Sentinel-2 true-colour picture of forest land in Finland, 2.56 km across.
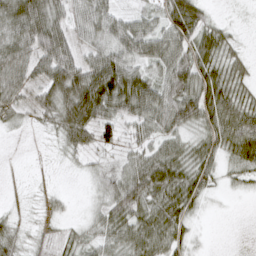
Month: March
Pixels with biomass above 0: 82%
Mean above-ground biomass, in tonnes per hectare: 49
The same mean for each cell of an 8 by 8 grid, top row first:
83 78 58 50 34 78 31 3
65 81 47 67 62 62 68 23
53 62 91 104 71 81 76 51
33 49 100 67 70 85 76 75
1 7 50 36 43 47 53 79
1 3 8 42 81 74 44 33
9 18 5 63 62 74 11 0
41 30 36 46 67 48 3 0
